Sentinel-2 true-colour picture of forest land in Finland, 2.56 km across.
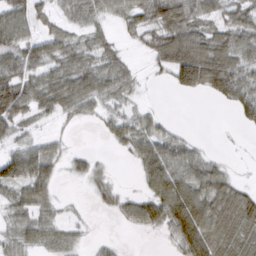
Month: March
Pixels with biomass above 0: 70%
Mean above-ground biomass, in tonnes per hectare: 41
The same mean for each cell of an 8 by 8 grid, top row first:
62 33 34 26 46 79 42 45
56 47 41 26 21 85 81 46
66 53 64 48 11 48 91 58
74 44 39 37 24 1 0 34
33 33 2 18 53 40 6 3
64 51 20 13 34 72 52 12
38 29 4 17 53 92 75 71
30 28 16 8 2 45 86 50
